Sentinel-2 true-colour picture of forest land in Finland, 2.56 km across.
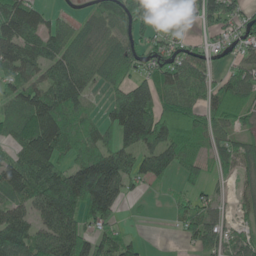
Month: June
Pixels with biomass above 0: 77%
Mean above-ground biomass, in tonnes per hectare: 90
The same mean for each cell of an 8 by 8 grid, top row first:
139 54 27 82 106 32 85 60
126 113 102 94 66 63 49 51
71 93 114 113 83 111 79 97
77 139 67 95 177 141 93 77
68 127 100 92 128 127 71 70
109 147 177 169 80 50 43 61
81 145 144 93 5 32 59 39
125 121 115 83 16 14 106 60
